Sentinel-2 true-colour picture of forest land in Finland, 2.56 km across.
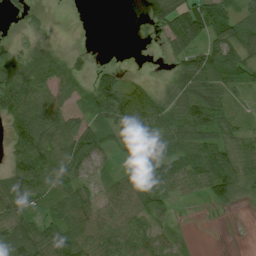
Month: July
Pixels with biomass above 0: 73%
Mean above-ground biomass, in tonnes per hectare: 42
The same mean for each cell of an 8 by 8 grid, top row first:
13 5 0 0 30 87 91 56
11 21 5 0 0 59 60 50
54 38 21 46 11 36 53 38
57 59 25 66 92 49 68 13
56 65 73 43 69 55 61 34
55 64 40 25 72 70 80 50
49 37 70 37 54 14 11 7
71 60 67 44 38 21 0 0
